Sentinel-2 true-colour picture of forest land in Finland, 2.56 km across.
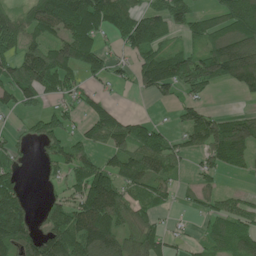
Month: June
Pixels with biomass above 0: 63%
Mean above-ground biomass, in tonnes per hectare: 72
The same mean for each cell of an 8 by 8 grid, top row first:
52 120 135 108 81 72 44 115
74 94 116 30 104 47 76 134
90 100 47 40 71 105 95 120
32 37 43 71 6 26 48 26
23 50 56 80 100 45 102 134
36 15 90 94 95 38 38 27
101 33 117 127 46 15 39 52
113 104 132 113 96 18 49 84
